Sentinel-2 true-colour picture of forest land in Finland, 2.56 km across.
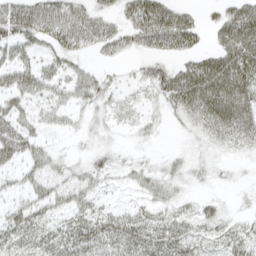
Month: April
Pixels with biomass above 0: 68%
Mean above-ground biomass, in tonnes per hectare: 29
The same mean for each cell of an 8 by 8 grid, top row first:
43 42 32 19 55 41 9 49
41 26 25 23 20 34 19 59
51 36 32 12 20 55 67 62
39 24 18 18 15 23 50 62
52 18 6 8 6 3 16 28
19 31 26 17 23 21 12 3
24 29 31 15 18 27 21 7
34 32 39 40 43 46 27 35
